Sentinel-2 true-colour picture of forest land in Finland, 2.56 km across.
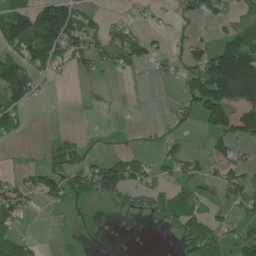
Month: June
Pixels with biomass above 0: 44%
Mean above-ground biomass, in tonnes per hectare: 45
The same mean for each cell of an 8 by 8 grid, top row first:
98 120 50 10 11 13 37 24
70 122 66 54 44 15 49 154
110 25 10 7 5 18 159 205
57 1 1 3 1 14 104 97
6 17 27 2 4 20 38 56
22 58 62 98 43 33 40 57
77 20 13 11 35 63 36 40
68 1 16 0 0 22 99 57
